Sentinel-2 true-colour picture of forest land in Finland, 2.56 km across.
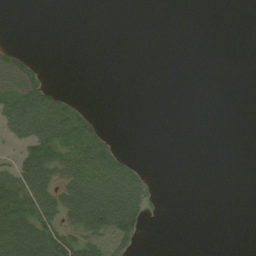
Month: August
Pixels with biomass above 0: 28%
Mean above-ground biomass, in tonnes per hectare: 24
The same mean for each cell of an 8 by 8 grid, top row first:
0 0 0 0 0 0 0 0
13 0 0 0 0 0 0 0
80 17 0 0 0 0 0 0
81 88 31 0 0 0 0 0
29 91 79 21 0 0 0 0
71 67 71 72 17 0 0 0
111 68 98 109 38 0 0 0
77 85 60 44 7 0 0 0
